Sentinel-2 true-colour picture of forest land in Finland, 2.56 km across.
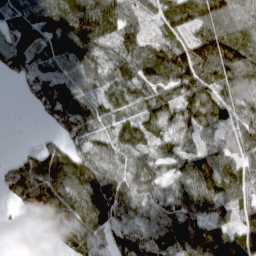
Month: March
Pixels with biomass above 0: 88%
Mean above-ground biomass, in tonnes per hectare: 91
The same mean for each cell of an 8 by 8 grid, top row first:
105 144 147 126 51 105 110 87
105 105 102 59 68 82 106 110
44 112 75 84 94 108 96 97
0 69 142 86 87 96 88 80
4 30 82 95 108 94 63 83
80 120 142 108 80 68 134 94
32 127 131 136 81 96 86 84
3 40 120 86 121 122 124 112
